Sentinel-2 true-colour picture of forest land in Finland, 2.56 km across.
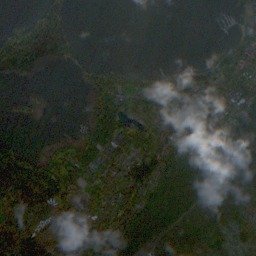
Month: October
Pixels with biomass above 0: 62%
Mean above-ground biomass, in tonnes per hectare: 85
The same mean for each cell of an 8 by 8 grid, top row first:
0 164 0 0 0 0 0 21
214 242 34 0 0 0 5 54
54 3 23 95 57 68 128 117
16 8 8 148 72 87 108 137
19 18 111 77 164 120 161 131
175 187 75 63 155 182 152 86
117 134 73 71 119 145 97 106
152 108 77 115 96 95 123 84
